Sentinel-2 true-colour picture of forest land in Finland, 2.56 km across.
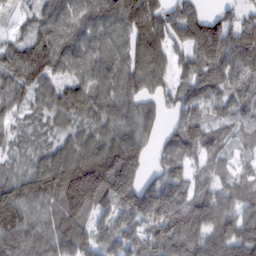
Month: February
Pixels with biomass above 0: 91%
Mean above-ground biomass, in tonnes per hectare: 100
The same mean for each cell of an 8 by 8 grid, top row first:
29 88 111 102 122 90 61 58
77 118 103 88 116 71 140 151
103 83 90 111 106 70 113 146
55 70 81 95 72 61 62 80
51 52 79 107 71 89 78 49
73 116 156 212 76 83 67 66
108 84 129 101 155 177 180 96
121 111 99 77 98 171 184 184
